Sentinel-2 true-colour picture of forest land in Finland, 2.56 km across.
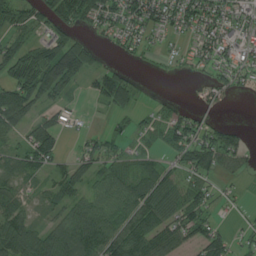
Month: August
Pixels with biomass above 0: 68%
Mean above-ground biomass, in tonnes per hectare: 53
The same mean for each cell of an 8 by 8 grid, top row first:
48 49 68 68 97 77 85 59
50 70 77 19 35 16 68 71
82 99 44 63 4 3 25 44
94 46 17 25 15 23 15 0
35 92 24 36 21 58 76 50
51 36 54 60 65 42 43 24
59 36 61 71 89 73 44 11
103 85 116 100 97 64 68 20
